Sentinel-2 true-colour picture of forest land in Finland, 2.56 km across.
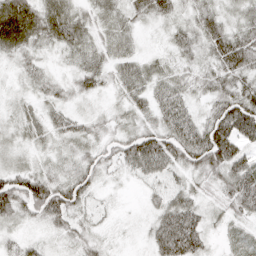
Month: April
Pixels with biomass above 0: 94%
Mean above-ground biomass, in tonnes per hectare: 37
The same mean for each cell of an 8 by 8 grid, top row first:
75 50 33 30 24 27 43 32
41 21 43 31 10 29 42 80
13 27 37 29 42 31 35 48
21 27 18 14 31 56 30 79
21 21 30 30 73 68 77 47
51 40 44 12 38 28 36 56
53 82 34 9 17 56 22 42
26 15 28 9 16 95 25 19
